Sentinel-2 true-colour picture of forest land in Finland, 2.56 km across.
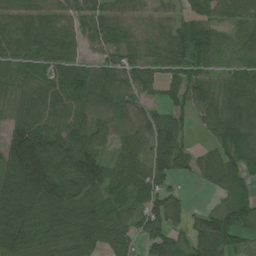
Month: July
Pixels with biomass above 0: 87%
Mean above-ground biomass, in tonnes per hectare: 81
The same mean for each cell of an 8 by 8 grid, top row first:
81 82 71 63 36 40 60 66
73 105 55 64 62 84 97 56
63 69 82 92 73 63 72 81
62 73 68 62 56 60 78 95
148 116 101 51 72 87 37 95
170 147 96 72 93 58 49 60
155 140 91 54 88 74 40 90
121 97 113 101 69 60 112 63
